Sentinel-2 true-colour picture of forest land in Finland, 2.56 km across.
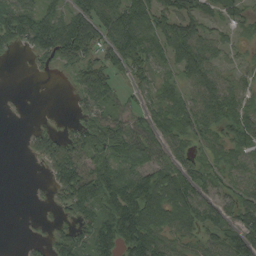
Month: September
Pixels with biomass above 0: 71%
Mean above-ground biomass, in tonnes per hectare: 55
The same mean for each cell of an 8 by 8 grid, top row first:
86 58 88 92 85 71 42 27
30 74 93 87 82 82 56 22
0 3 56 51 39 42 66 26
2 3 25 47 43 74 73 61
0 50 60 89 76 52 43 56
0 26 96 94 80 70 48 35
0 8 74 113 126 79 29 68
1 25 52 90 105 42 49 69
